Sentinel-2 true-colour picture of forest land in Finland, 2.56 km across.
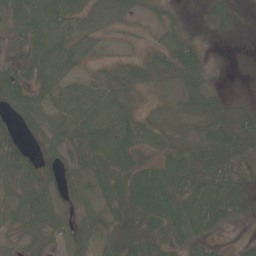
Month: June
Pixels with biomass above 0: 80%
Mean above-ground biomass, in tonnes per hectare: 36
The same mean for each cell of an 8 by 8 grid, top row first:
45 64 41 40 20 16 17 11
18 69 38 10 12 47 7 0
51 45 28 31 24 28 22 0
44 45 45 52 18 17 52 23
54 37 53 70 36 29 43 46
45 27 37 56 67 55 51 42
31 35 20 34 72 60 57 29
19 31 34 26 48 34 26 8
